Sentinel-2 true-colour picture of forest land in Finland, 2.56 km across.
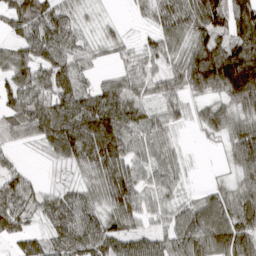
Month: March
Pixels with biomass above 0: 88%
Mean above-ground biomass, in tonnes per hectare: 74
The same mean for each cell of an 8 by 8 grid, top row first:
79 95 37 9 28 104 117 106
49 91 58 34 36 63 122 120
80 86 61 44 55 66 162 222
79 97 127 129 59 45 75 85
27 59 147 144 57 28 12 102
49 5 32 117 41 50 6 55
87 60 78 75 56 48 73 101
49 50 76 94 65 70 102 107
